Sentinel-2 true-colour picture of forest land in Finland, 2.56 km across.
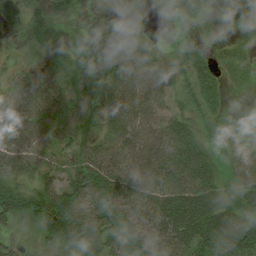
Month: August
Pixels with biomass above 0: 79%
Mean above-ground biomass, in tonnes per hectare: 52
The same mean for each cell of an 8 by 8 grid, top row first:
34 30 3 5 4 33 21 8
12 34 7 41 53 6 19 29
23 39 12 48 72 44 58 26
52 64 36 47 59 40 50 8
58 35 33 55 66 84 29 27
53 38 79 88 82 83 69 51
62 88 97 97 83 112 115 74
10 43 90 83 81 94 116 117
